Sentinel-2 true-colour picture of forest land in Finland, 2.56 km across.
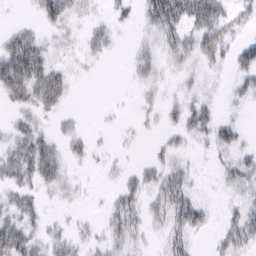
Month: February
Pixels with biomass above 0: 54%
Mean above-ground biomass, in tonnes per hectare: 17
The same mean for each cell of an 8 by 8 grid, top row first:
1 23 11 12 18 43 45 17
43 16 9 9 9 24 31 18
47 38 3 0 11 7 5 14
15 15 3 1 6 13 19 4
29 22 12 4 2 11 13 16
31 28 4 4 17 23 2 26
26 6 3 16 20 34 10 15
48 21 13 18 8 19 5 26
